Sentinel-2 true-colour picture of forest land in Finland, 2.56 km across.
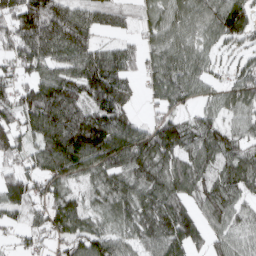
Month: March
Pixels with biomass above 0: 85%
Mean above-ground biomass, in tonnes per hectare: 70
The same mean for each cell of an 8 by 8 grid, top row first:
100 121 66 49 31 59 77 90
65 85 88 51 42 80 41 31
51 82 94 107 33 86 44 58
73 115 93 101 12 41 43 55
70 91 127 129 107 106 84 61
59 69 60 72 67 86 64 80
24 62 58 42 81 97 63 57
21 33 73 72 69 103 53 56
